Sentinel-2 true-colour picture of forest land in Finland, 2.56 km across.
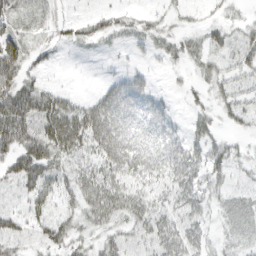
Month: March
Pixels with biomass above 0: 70%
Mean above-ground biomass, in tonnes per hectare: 31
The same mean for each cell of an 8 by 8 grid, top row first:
26 12 8 16 12 12 6 9
40 17 12 7 10 16 25 31
46 9 1 21 23 3 25 25
63 57 51 78 44 11 20 29
49 59 48 78 56 39 35 10
49 45 35 44 42 52 35 12
20 29 38 54 39 38 25 28
30 37 25 29 33 49 24 24
